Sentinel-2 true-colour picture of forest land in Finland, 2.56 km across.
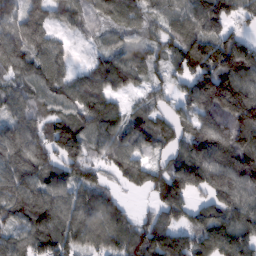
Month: February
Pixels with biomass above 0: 88%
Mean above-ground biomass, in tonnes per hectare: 112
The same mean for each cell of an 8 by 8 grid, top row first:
108 104 86 91 70 103 189 85
147 101 13 71 83 112 166 151
95 115 82 111 64 72 169 162
104 94 107 103 83 68 116 157
147 123 136 119 85 80 147 141
144 117 94 52 88 141 145 152
132 146 129 107 20 123 96 135
89 117 103 118 143 130 147 147
